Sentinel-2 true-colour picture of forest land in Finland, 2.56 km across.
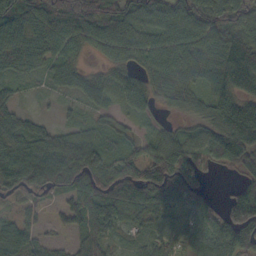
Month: October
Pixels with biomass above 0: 87%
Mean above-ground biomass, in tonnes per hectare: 70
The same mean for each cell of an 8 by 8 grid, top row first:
96 86 109 95 84 84 77 69
88 74 53 82 78 83 88 124
37 34 67 53 59 91 74 103
38 5 23 36 38 29 59 114
74 79 91 43 44 82 74 117
99 111 103 114 106 115 26 42
31 28 78 85 77 60 38 130
74 21 44 32 28 58 65 98
